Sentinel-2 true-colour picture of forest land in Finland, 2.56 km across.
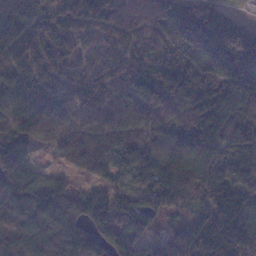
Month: January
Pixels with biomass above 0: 93%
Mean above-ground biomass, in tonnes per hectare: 132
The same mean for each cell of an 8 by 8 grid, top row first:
152 100 187 154 114 167 215 62
136 107 72 108 91 99 240 271
115 76 69 97 122 138 101 186
124 137 89 118 129 110 190 153
132 76 127 104 133 145 173 132
173 77 55 70 146 174 157 116
146 154 111 110 112 61 113 168
134 160 143 150 109 127 199 199
